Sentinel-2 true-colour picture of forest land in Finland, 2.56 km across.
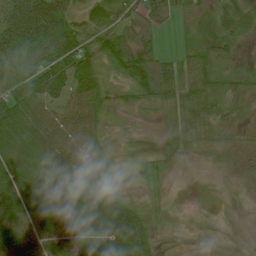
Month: July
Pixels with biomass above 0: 82%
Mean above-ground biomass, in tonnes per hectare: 45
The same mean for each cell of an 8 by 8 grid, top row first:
95 112 42 47 44 21 24 34
88 111 71 47 42 15 40 21
60 98 56 18 58 42 42 17
56 50 64 18 15 28 46 12
57 69 71 13 6 26 21 10
82 74 76 35 15 2 6 6
101 110 75 78 21 2 3 2
77 72 77 112 65 3 1 0
